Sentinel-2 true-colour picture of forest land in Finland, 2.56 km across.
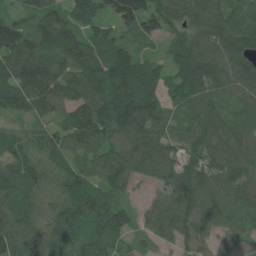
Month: July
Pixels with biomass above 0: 94%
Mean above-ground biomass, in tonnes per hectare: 85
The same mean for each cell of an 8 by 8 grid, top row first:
42 83 113 89 143 85 91 61
137 100 115 82 32 59 101 86
103 120 113 94 103 77 110 88
66 58 88 123 124 45 90 56
67 81 79 89 111 76 95 81
104 76 65 83 55 87 88 93
91 68 97 74 35 103 104 100
103 88 88 66 33 69 58 45
